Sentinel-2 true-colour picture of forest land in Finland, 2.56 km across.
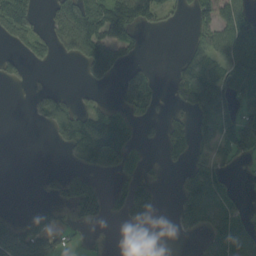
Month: September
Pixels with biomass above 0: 44%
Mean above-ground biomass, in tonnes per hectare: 53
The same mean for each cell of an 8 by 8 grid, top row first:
89 39 136 116 79 16 40 91
20 41 93 80 15 2 66 95
23 2 8 25 74 35 109 69
0 79 79 55 41 24 76 65
0 7 145 140 18 64 45 81
0 15 66 30 38 13 76 9
3 47 81 39 105 39 94 35
172 104 6 2 14 6 48 73
